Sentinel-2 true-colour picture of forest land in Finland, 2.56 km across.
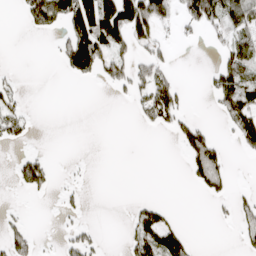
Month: April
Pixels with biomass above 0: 29%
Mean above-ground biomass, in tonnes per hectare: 41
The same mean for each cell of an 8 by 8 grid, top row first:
7 115 122 108 118 59 97 88
0 3 137 93 40 16 13 79
20 0 28 59 69 36 30 103
70 0 0 0 49 84 6 93
30 0 0 0 0 29 88 46
45 60 8 0 0 0 93 0
11 0 22 0 44 8 5 45
74 3 68 0 80 86 0 22
